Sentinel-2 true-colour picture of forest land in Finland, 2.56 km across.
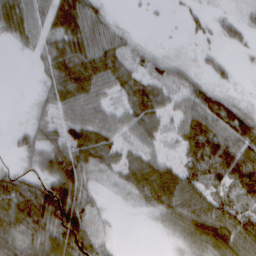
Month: March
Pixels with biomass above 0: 76%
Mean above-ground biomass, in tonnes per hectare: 54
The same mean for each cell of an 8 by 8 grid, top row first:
72 61 91 15 2 3 14 17
12 56 76 59 18 2 8 13
5 40 99 61 58 40 22 3
7 33 61 39 75 38 87 51
27 62 93 51 42 28 102 91
59 90 96 22 84 71 82 103
101 156 132 5 21 73 80 55
63 87 140 19 0 16 77 90
